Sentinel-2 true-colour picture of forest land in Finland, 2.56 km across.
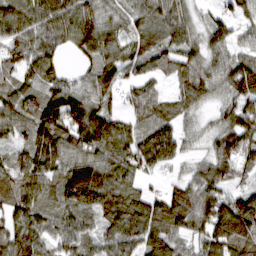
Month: March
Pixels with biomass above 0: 90%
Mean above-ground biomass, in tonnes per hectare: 89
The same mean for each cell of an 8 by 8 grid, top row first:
106 115 105 53 78 96 34 54
79 89 79 84 80 85 78 56
66 80 42 73 65 66 93 139
107 143 139 64 88 74 29 103
55 119 110 110 115 94 37 106
107 97 139 99 54 28 98 42
97 77 116 114 106 126 118 139
103 70 93 86 109 80 99 121
